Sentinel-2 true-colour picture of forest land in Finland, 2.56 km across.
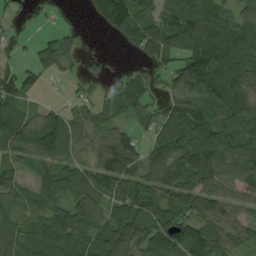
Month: August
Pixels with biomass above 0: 80%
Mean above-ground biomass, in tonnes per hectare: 78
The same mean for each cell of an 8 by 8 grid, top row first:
32 21 4 136 68 97 109 77
34 62 29 3 53 61 111 125
68 21 30 24 42 73 104 95
68 51 45 46 58 97 81 83
62 119 61 93 53 111 91 81
45 62 96 148 86 88 132 112
49 70 98 92 114 94 100 80
89 125 96 138 98 104 120 68
